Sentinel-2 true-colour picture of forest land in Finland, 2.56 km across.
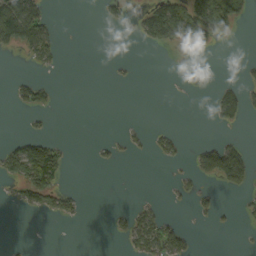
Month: September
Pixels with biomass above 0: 21%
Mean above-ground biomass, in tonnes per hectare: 26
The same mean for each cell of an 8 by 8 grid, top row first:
142 37 0 20 43 115 122 57
51 61 0 0 14 41 24 1
16 11 0 4 0 1 11 20
7 21 0 0 0 0 7 55
31 57 0 10 11 22 27 29
57 112 0 0 0 11 47 85
16 44 17 6 25 4 17 12
1 0 0 6 66 64 0 1
